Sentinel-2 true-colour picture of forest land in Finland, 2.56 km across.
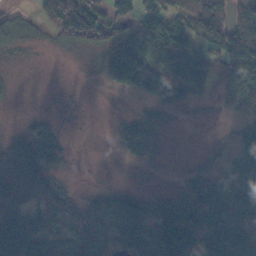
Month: November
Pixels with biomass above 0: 67%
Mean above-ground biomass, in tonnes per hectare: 70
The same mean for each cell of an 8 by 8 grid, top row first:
32 96 160 74 63 76 107 73
20 8 50 101 94 120 67 104
4 0 1 85 158 97 100 143
1 6 1 1 39 28 2 138
64 125 0 20 88 0 4 70
99 100 1 0 2 7 63 98
62 141 88 125 88 73 107 84
126 93 141 87 125 130 98 91
